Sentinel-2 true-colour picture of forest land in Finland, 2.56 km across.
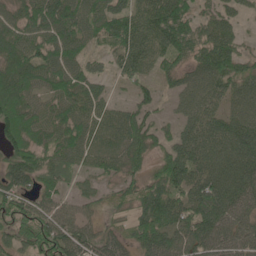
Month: May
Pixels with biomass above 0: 83%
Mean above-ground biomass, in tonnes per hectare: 70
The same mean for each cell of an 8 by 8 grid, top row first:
56 105 80 88 73 112 41 31
85 84 63 55 81 102 93 48
113 76 67 24 42 44 87 76
105 69 67 38 49 25 63 70
83 74 71 40 73 56 80 108
88 50 23 33 51 88 93 105
65 55 32 24 72 76 119 83
57 91 79 50 70 78 94 74
